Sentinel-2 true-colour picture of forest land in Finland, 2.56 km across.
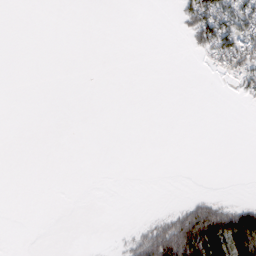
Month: February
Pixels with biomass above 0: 14%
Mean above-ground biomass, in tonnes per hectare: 13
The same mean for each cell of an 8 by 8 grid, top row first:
0 0 0 0 0 13 87 72
0 0 0 0 0 0 48 73
0 0 0 0 0 0 1 30
0 0 0 0 0 0 0 0
0 0 0 0 0 0 0 0
0 0 0 0 0 0 0 0
0 0 0 0 0 13 51 45
0 0 0 1 45 110 129 135
